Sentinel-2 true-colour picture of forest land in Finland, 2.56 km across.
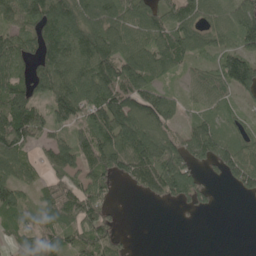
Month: May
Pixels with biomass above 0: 76%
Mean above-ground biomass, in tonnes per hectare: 83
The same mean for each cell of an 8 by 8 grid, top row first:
80 150 118 115 119 98 75 116
87 112 116 110 108 112 64 98
88 119 134 134 108 29 64 152
130 76 94 152 148 76 51 32
114 65 75 148 142 81 109 72
81 42 66 70 102 142 21 97
82 66 111 29 1 19 16 1
59 81 75 61 0 0 0 0
